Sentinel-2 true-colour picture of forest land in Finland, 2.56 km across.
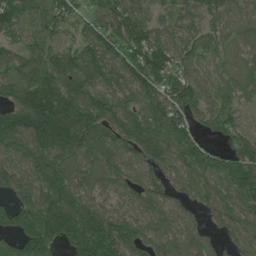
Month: June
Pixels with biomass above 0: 92%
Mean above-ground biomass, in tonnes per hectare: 116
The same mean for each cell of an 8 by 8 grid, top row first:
145 121 68 128 81 75 83 80
70 110 92 127 174 92 67 76
121 161 163 91 146 133 70 75
138 226 170 127 115 136 100 59
109 186 171 136 144 156 65 103
94 147 102 100 85 88 117 152
101 169 153 64 93 75 79 119
99 173 205 177 96 100 52 74
